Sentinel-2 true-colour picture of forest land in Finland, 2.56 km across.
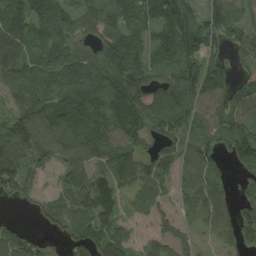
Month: August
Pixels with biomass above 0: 83%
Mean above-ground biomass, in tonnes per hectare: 93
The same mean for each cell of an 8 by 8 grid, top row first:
125 129 100 100 120 158 126 106
111 121 82 140 91 159 117 97
96 123 129 111 102 128 190 70
95 119 131 114 110 115 80 94
111 117 119 112 69 77 69 112
112 26 69 86 117 58 74 45
10 46 75 71 76 47 64 71
71 26 83 91 28 68 20 68
